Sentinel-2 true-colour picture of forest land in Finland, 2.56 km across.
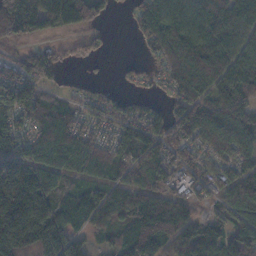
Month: November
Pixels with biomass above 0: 84%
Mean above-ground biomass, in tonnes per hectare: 114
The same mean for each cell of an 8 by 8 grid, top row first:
197 160 142 22 82 103 128 129
40 48 30 5 35 134 140 108
125 82 18 7 25 127 162 145
114 139 55 75 80 86 133 150
113 153 120 97 138 93 98 130
295 127 81 89 114 53 74 84
360 168 133 124 143 100 42 100
330 234 66 49 147 105 146 137
